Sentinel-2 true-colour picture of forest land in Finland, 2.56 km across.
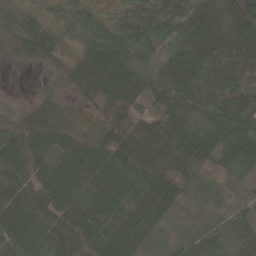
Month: May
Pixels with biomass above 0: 92%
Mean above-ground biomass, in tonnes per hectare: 59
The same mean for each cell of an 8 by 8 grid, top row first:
27 27 43 24 46 50 58 88
20 43 37 77 46 59 111 92
1 7 46 103 50 96 88 64
33 51 6 43 40 68 61 96
95 84 75 50 66 95 73 79
78 86 76 72 100 79 38 15
77 102 65 72 95 47 15 13
50 66 123 74 35 23 42 44
